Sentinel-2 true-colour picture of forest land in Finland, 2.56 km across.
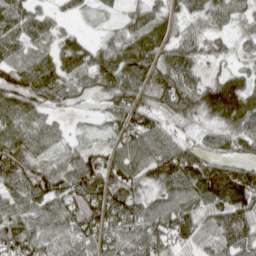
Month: April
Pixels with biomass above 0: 89%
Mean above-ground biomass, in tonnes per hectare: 73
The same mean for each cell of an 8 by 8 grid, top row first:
74 42 20 17 68 45 65 45
54 40 64 54 97 80 54 29
72 92 44 83 93 106 51 73
79 32 12 55 77 83 95 139
92 55 36 43 70 62 37 70
101 104 126 103 61 121 141 117
67 79 102 112 66 81 85 130
102 71 58 56 78 73 49 89
